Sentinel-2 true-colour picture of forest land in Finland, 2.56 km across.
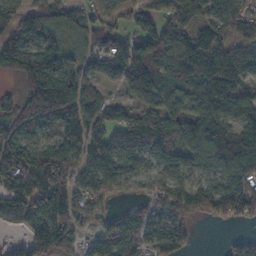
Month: November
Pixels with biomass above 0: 81%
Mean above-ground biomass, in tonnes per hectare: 99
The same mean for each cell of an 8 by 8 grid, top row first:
101 115 66 52 70 104 82 75
150 137 67 108 113 125 103 73
41 178 110 62 133 98 131 78
74 141 118 62 75 107 121 65
146 68 128 127 153 113 134 106
154 123 72 115 61 77 58 106
185 158 72 31 65 111 99 105
21 173 57 98 82 132 0 48
